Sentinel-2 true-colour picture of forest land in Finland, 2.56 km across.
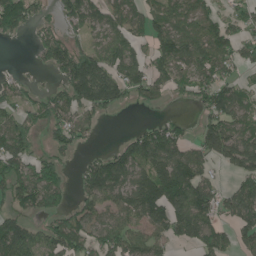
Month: June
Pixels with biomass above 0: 68%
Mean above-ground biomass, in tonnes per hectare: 89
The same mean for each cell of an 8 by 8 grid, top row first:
134 29 103 74 77 111 84 59
1 96 87 96 51 142 131 80
32 15 206 141 95 65 85 53
57 74 84 39 11 4 80 78
112 40 43 22 124 104 118 127
115 125 49 147 120 201 64 85
74 80 61 76 143 157 115 114
162 94 97 95 85 75 112 64
